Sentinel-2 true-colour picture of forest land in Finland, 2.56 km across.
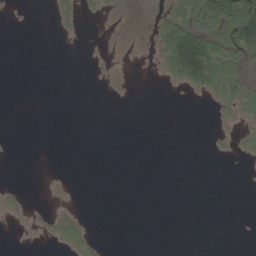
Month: June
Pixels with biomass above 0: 18%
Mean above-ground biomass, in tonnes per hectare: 18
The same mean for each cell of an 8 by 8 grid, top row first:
0 2 15 6 7 67 129 151
0 0 0 1 2 122 127 102
0 0 0 3 0 40 104 73
0 0 0 0 0 0 3 49
0 0 0 0 0 0 3 20
0 1 0 0 0 0 0 0
13 2 5 0 0 0 0 0
0 12 60 0 0 0 0 0
